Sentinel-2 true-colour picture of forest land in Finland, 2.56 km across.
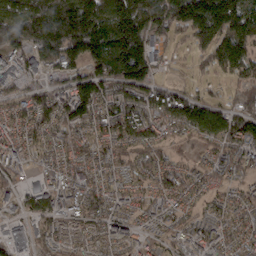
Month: March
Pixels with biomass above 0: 87%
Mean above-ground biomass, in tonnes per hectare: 99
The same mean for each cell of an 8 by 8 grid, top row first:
149 221 254 176 167 159 226 197
108 178 183 211 138 38 116 171
65 50 108 153 130 22 37 65
87 113 141 122 121 150 138 90
70 67 70 91 92 37 68 122
55 46 76 61 66 93 71 57
33 93 71 73 56 67 38 65
23 49 45 49 40 60 76 61
